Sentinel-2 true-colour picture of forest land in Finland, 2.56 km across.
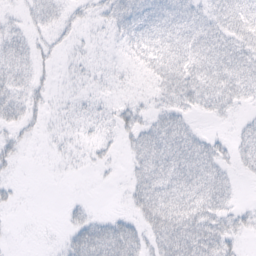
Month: February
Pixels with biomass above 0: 60%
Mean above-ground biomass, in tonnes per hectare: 22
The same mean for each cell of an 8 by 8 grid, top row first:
6 23 10 27 33 37 28 31
25 9 5 5 28 34 35 34
25 7 7 8 9 45 38 41
26 11 9 15 19 34 21 10
14 4 8 8 39 46 28 23
3 0 2 2 36 49 41 8
5 0 10 1 39 50 37 13
1 1 43 67 34 52 48 14
